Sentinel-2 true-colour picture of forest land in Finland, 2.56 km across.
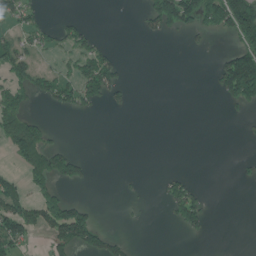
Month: June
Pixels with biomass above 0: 26%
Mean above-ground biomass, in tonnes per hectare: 42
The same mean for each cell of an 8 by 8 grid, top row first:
46 12 13 0 41 141 106 197
57 34 55 23 0 0 14 94
67 63 93 85 0 0 8 250
104 16 35 14 0 0 0 20
114 75 1 0 0 0 0 3
32 106 55 0 4 35 0 13
88 99 56 0 3 82 38 0
78 49 105 55 0 0 9 0
